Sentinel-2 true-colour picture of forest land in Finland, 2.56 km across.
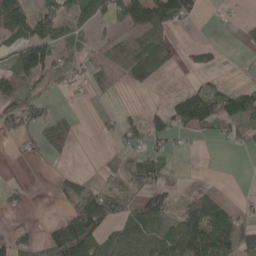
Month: May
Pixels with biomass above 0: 51%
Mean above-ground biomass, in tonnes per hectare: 46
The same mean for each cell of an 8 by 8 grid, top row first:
100 72 66 49 83 71 5 4
78 119 23 42 65 24 23 8
124 51 24 18 24 1 19 2
83 45 4 11 24 79 96 91
20 59 5 12 47 23 8 27
5 1 27 31 77 8 0 0
18 0 107 52 79 41 87 19
54 54 154 58 69 82 116 92
